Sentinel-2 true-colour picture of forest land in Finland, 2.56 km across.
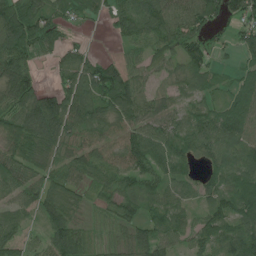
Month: July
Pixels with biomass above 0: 84%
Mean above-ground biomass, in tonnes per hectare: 64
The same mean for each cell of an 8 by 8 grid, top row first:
114 64 29 49 94 77 65 67
103 45 33 7 63 70 41 45
79 11 80 110 53 54 41 33
74 129 92 71 73 52 57 71
75 74 72 59 92 71 72 76
66 52 50 62 66 61 56 82
46 75 40 36 53 61 58 83
52 69 75 29 70 48 77 96
